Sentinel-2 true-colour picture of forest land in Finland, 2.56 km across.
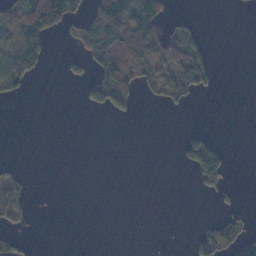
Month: November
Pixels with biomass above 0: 25%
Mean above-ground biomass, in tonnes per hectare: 24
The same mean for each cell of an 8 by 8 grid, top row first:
54 84 35 87 89 12 0 0
69 33 36 100 86 74 26 0
56 1 26 119 44 62 41 0
0 0 3 49 0 8 0 0
0 0 0 0 0 8 68 0
17 0 0 0 0 0 86 0
47 0 0 0 0 0 1 14
24 0 0 0 0 0 49 61
